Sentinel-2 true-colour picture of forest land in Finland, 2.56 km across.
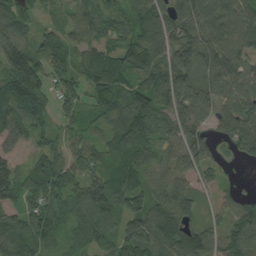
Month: August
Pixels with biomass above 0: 91%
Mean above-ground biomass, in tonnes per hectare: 87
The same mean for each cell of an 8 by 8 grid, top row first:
92 29 65 76 107 116 115 109
140 72 70 72 119 129 111 95
131 79 71 103 88 142 102 94
104 53 54 83 122 112 105 120
34 48 60 64 98 97 89 91
84 100 74 70 65 93 42 12
63 96 75 94 97 126 21 83
104 54 47 64 103 136 95 116
